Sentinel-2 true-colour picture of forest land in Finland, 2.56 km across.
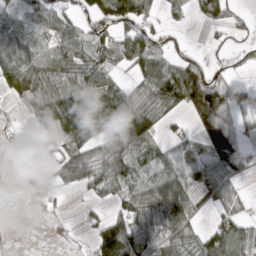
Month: March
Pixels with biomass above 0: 66%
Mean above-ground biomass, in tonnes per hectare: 57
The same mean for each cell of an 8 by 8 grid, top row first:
44 45 31 107 64 14 63 23
85 50 62 66 80 28 14 20
76 78 72 45 51 112 104 28
7 114 156 117 80 38 166 56
17 42 100 96 60 24 80 79
5 46 57 65 51 68 54 40
2 18 7 28 59 108 22 33
0 5 5 34 69 54 93 114
